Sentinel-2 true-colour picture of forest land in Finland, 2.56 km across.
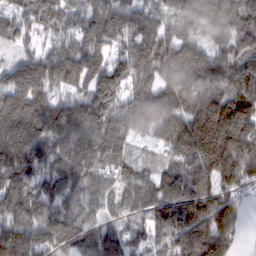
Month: February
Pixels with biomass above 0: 93%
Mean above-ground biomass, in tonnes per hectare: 127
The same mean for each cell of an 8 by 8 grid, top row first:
74 121 101 156 127 110 192 133
52 79 132 98 142 142 93 112
121 137 140 164 106 159 147 139
160 125 134 134 205 178 230 153
153 116 129 134 45 178 266 223
135 119 117 71 67 114 137 162
111 88 84 57 75 134 165 78
150 115 98 90 59 130 190 51
